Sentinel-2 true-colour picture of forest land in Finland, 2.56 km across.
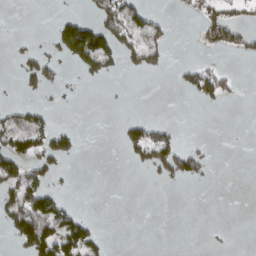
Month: March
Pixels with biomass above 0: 22%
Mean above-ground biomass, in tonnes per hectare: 32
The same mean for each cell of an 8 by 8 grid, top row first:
0 1 25 62 56 5 46 30
9 25 159 86 68 2 27 48
15 61 23 19 5 12 88 11
30 27 2 1 0 0 3 0
75 89 21 1 112 57 9 0
97 62 0 0 6 65 18 0
98 106 13 0 0 0 0 0
45 142 105 5 0 0 4 0
